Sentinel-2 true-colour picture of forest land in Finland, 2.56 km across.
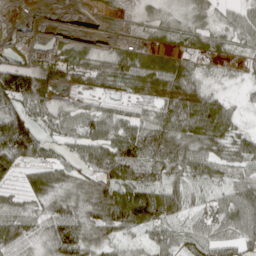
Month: April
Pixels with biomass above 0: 81%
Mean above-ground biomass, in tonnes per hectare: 52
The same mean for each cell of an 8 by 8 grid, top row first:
3 9 15 7 13 15 34 41
22 31 37 30 51 34 32 25
91 51 33 63 99 104 15 9
81 51 45 36 25 87 107 22
122 42 60 82 99 85 65 51
35 67 46 90 66 48 49 41
47 42 47 109 116 58 41 86
71 45 69 40 29 40 58 61
